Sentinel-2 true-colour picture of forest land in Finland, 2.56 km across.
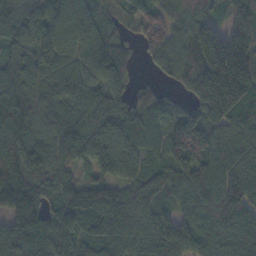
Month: November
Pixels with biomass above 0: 94%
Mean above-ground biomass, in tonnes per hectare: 120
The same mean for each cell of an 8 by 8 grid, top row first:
103 129 194 55 90 81 67 88
87 142 146 118 67 93 169 174
119 103 124 115 15 57 200 226
189 106 120 142 100 93 149 140
133 104 161 128 97 146 154 121
182 136 61 110 92 119 139 148
160 116 146 133 83 64 111 126
128 111 87 102 99 150 104 105
